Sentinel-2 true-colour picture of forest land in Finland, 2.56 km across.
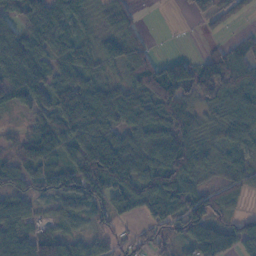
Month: November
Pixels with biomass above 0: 82%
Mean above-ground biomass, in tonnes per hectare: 61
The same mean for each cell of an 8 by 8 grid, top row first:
51 80 46 59 7 2 55 33
99 75 54 59 45 2 16 39
109 93 74 36 76 122 47 68
26 75 131 79 80 82 34 68
37 55 84 94 57 84 42 52
64 75 86 113 75 84 33 45
61 20 44 65 48 66 102 18
64 73 35 23 38 45 98 89
